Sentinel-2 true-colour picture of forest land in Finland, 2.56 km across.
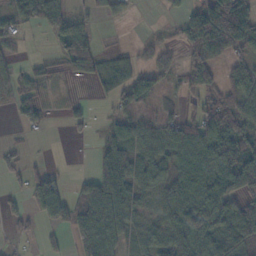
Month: November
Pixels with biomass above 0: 64%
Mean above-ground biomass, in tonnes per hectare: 50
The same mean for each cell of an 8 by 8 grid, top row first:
61 67 10 29 0 20 103 82
21 7 88 11 22 25 76 41
27 22 25 62 60 33 59 58
28 12 18 29 37 29 72 61
10 1 4 60 57 79 100 74
19 56 16 89 64 75 78 100
17 98 74 106 33 81 78 71
16 13 69 66 46 59 91 85
